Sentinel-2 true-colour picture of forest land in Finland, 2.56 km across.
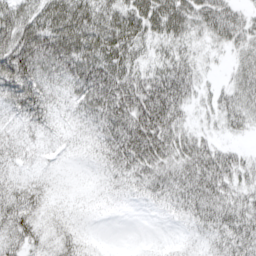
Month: April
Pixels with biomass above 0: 91%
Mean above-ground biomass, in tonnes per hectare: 49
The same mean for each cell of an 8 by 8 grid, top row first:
81 73 74 53 75 84 70 47
118 89 71 67 33 46 25 37
105 47 62 74 56 84 17 40
47 46 36 68 84 59 23 50
37 25 28 51 81 60 40 15
34 27 14 33 47 62 77 43
65 28 22 19 12 38 66 56
53 35 37 2 5 12 33 67
